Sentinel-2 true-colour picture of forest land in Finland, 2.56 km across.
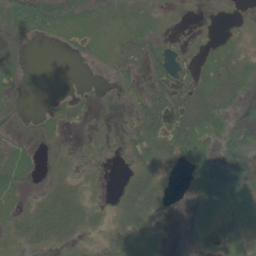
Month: June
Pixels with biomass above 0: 52%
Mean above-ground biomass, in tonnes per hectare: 16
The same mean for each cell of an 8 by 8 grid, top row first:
24 27 18 10 10 2 0 1
3 1 5 21 40 7 10 12
6 0 0 6 21 34 36 40
2 4 5 2 41 51 71 9
6 2 1 7 41 48 19 9
15 6 10 0 34 3 25 9
11 37 35 11 46 0 13 5
18 28 14 30 18 0 2 6
